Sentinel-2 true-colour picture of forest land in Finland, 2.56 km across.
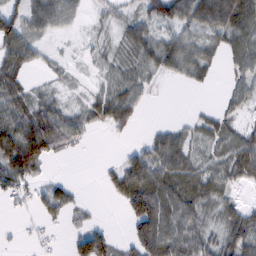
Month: February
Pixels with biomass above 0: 67%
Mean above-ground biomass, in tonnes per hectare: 42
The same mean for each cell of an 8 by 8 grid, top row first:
62 64 23 24 46 74 81 66
69 11 5 23 52 56 35 48
51 10 2 32 33 18 14 33
65 46 29 65 13 1 13 21
104 73 18 3 28 49 34 56
92 13 0 30 93 62 48 49
12 44 17 4 120 73 35 33
6 9 64 35 108 81 43 65
